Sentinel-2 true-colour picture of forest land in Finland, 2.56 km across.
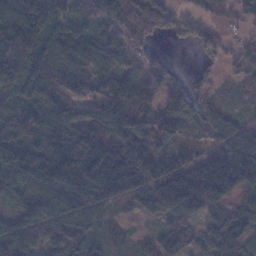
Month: January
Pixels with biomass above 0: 87%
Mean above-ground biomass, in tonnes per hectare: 90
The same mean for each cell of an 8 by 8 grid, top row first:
139 153 61 108 126 42 45 39
145 102 90 86 37 12 41 31
126 128 106 113 93 43 35 27
80 122 73 136 78 94 83 25
93 76 126 140 79 58 41 100
135 140 177 145 116 113 184 148
54 132 136 69 50 79 93 63
121 84 73 28 32 83 65 78
